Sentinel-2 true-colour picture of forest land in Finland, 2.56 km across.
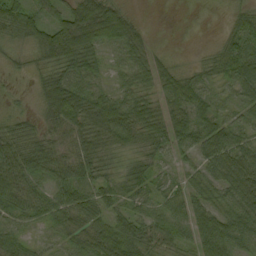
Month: September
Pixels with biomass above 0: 90%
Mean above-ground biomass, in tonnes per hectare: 46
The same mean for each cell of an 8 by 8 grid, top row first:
61 42 83 75 6 1 3 30
24 74 92 36 43 4 13 58
9 52 60 24 41 51 35 58
20 55 79 87 65 57 47 37
59 45 49 53 34 46 61 55
73 49 45 26 31 23 45 83
50 46 63 38 28 35 45 63
40 19 50 70 50 37 66 52
